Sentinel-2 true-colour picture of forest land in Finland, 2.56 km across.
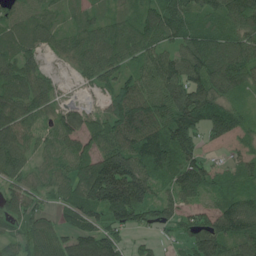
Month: June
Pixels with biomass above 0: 87%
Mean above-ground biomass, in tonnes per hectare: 92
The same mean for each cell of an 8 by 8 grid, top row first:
53 56 57 54 81 103 75 112
83 45 94 114 92 79 112 108
111 50 33 80 99 132 136 101
105 59 61 90 158 136 113 57
100 52 79 107 122 123 88 139
76 65 96 226 121 98 105 62
76 47 106 170 112 75 57 108
52 90 111 98 28 32 120 100
